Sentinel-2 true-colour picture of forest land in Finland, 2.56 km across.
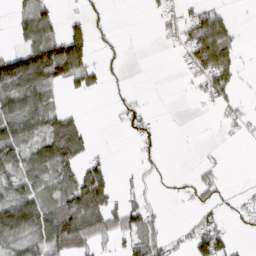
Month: March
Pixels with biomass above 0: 45%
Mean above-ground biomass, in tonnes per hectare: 41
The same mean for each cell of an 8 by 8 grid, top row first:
21 39 19 6 4 35 70 3
30 118 96 10 0 23 127 31
143 90 52 6 0 2 79 26
79 72 14 7 24 0 5 22
81 82 62 1 30 0 2 3
59 54 69 34 17 8 18 0
109 64 91 64 49 2 28 20
76 82 84 38 48 15 95 6
